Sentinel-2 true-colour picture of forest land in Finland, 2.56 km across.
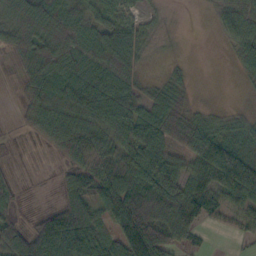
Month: October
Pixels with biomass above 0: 78%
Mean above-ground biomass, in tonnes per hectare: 55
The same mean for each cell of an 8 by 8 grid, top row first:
70 94 63 44 19 1 8 71
54 98 87 80 29 3 0 57
21 87 77 66 19 27 0 16
12 80 77 75 62 49 26 20
8 38 87 66 83 48 112 74
12 1 57 69 76 70 85 151
17 20 68 73 91 91 66 51
66 103 103 46 128 57 8 15
